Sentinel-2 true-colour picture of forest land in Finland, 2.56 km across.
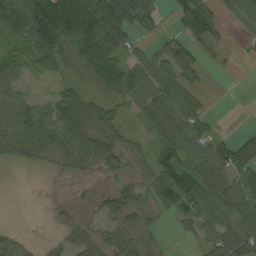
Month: September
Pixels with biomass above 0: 73%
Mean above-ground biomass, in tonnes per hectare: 50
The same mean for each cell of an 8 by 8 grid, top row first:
91 176 84 116 85 34 89 51
24 117 85 76 23 48 26 5
51 27 37 76 65 74 6 1
68 45 84 34 55 89 21 0
61 57 77 62 26 82 60 50
0 5 19 26 28 80 91 64
0 5 12 43 36 57 75 74
20 9 31 36 26 6 46 84
